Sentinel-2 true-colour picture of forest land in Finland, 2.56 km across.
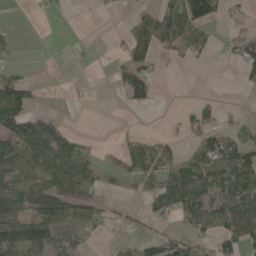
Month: May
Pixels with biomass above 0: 44%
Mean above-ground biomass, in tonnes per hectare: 36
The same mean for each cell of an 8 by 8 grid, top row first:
1 6 0 2 30 53 87 9
11 0 2 4 41 35 24 34
47 0 1 13 46 0 0 12
91 14 0 0 9 2 17 4
73 85 20 5 36 16 57 68
62 44 69 32 54 87 71 88
61 91 46 13 19 69 65 73
90 72 24 6 35 48 32 66
